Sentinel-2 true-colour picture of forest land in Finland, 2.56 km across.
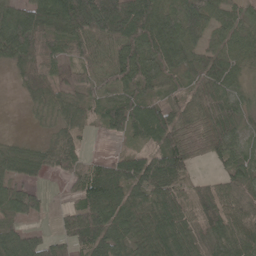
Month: May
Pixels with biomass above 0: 86%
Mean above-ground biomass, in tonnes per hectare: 69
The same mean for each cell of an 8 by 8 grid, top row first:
81 117 157 142 122 95 93 48
98 67 59 69 110 83 59 60
24 57 47 73 83 37 69 35
0 41 54 73 80 76 73 41
25 41 46 8 47 83 66 57
56 29 65 96 109 103 17 67
75 17 76 92 81 90 70 68
57 47 83 78 97 112 54 71
